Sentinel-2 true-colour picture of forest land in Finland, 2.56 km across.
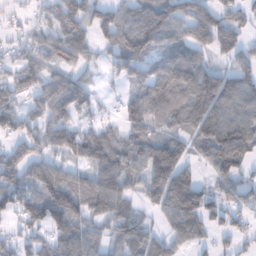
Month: January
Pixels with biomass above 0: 80%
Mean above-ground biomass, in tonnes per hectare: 87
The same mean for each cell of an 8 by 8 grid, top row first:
24 65 118 91 103 100 83 58
40 107 103 64 136 88 73 76
91 72 67 26 85 106 91 100
86 94 103 17 99 91 125 122
60 77 88 79 95 79 115 136
106 106 62 111 93 129 34 69
101 160 110 120 48 114 102 54
79 84 112 64 96 69 40 40
